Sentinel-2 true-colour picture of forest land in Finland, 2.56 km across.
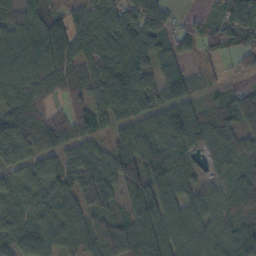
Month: October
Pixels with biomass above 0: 91%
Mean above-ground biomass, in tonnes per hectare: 93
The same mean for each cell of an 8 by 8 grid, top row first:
102 66 75 123 119 32 26 130
98 131 91 115 114 53 50 99
108 137 93 170 118 102 34 30
137 66 77 98 89 112 52 116
159 121 87 77 125 116 83 71
66 104 114 109 154 95 34 53
61 94 105 59 135 99 77 64
78 88 67 109 102 111 84 101
